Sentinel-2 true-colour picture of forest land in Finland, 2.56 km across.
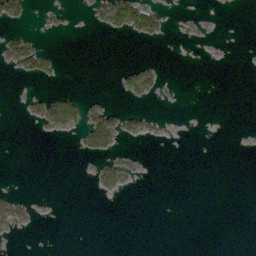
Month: March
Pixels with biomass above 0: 11%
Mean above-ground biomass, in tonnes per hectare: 10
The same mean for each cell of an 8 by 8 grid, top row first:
37 12 1 66 73 1 2 0
61 12 0 0 1 0 1 0
6 19 0 3 35 1 0 0
1 46 45 36 13 0 0 0
0 0 22 38 6 0 0 0
0 0 0 44 2 0 0 0
35 0 0 0 0 0 0 0
4 0 0 0 0 0 0 0
